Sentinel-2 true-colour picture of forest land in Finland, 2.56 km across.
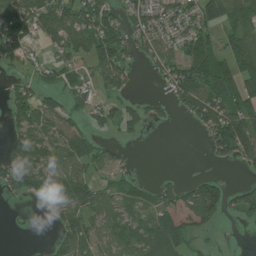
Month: July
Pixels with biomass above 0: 61%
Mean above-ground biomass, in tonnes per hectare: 57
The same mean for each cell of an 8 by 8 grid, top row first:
92 97 93 60 72 60 85 69
76 41 70 109 51 55 70 75
23 26 38 59 6 78 125 79
63 70 42 46 38 26 116 99
51 86 83 20 4 0 39 119
78 91 84 34 11 9 25 7
2 38 86 57 47 70 129 58
0 15 69 58 70 90 18 5
